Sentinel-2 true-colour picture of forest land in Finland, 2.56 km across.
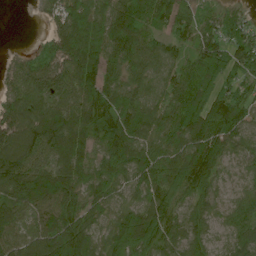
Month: June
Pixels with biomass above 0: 92%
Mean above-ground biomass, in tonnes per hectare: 89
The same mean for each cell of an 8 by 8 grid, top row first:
0 39 95 99 89 88 43 40
6 65 133 106 92 51 96 91
63 102 124 70 75 72 85 71
122 126 117 116 93 78 124 86
146 139 115 126 83 80 123 69
136 106 100 95 82 112 104 34
103 96 108 60 87 76 64 62
86 122 133 79 116 82 58 76
